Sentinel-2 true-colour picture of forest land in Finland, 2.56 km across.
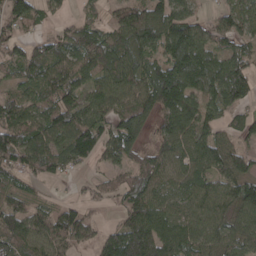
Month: April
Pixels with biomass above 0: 81%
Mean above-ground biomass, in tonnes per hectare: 85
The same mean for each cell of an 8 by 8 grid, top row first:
90 34 28 37 90 88 27 83
52 71 117 124 119 136 90 64
56 99 79 99 128 174 129 136
91 89 104 88 91 137 70 52
113 112 120 93 52 80 86 44
55 55 16 40 90 69 90 81
59 37 41 17 127 69 96 95
100 87 66 101 203 106 78 91
